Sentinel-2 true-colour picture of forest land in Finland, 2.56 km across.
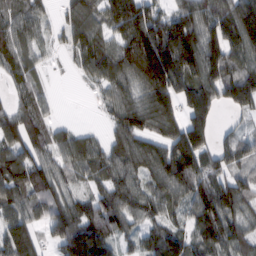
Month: February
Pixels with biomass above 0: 86%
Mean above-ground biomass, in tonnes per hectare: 107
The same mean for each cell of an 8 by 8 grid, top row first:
80 41 87 128 160 105 137 188
96 36 93 92 227 207 141 139
62 24 21 97 148 160 134 162
83 48 0 63 140 106 118 67
102 91 89 80 95 151 82 90
127 102 61 93 92 152 135 90
99 91 103 139 97 62 163 111
172 63 194 118 79 105 127 104
